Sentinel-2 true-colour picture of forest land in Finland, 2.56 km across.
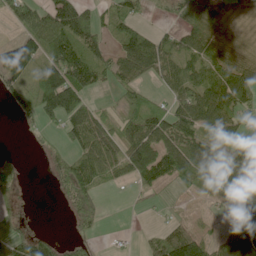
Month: June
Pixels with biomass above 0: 66%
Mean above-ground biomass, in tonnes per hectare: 64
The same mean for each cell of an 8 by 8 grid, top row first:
64 85 119 46 24 46 109 26
133 89 107 44 115 60 81 34
72 108 115 41 45 74 87 110
24 83 112 22 92 86 111 67
1 10 74 78 127 80 103 58
17 13 118 50 74 76 102 114
8 0 60 0 5 5 11 78
50 55 25 3 13 79 41 114
